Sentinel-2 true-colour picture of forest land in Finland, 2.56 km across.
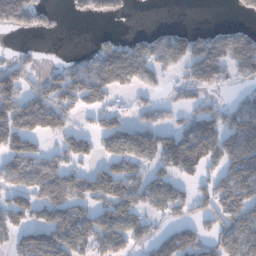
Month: January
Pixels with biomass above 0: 59%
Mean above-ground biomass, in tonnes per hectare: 82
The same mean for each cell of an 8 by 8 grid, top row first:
143 22 33 47 0 0 0 22
15 0 2 76 95 108 123 123
95 68 115 121 65 35 111 52
148 149 56 51 40 34 80 101
119 35 74 95 130 125 142 141
79 112 74 136 71 78 61 124
102 113 72 107 68 74 76 130
75 107 93 97 63 135 95 124
